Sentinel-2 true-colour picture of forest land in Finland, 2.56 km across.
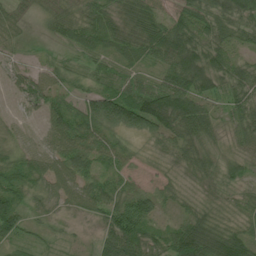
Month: July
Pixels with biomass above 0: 79%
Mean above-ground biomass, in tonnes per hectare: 47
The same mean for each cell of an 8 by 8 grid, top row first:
0 0 0 9 69 50 54 62
1 1 1 6 19 78 67 35
32 43 30 51 43 85 68 58
20 50 58 113 126 126 53 48
30 42 78 54 20 49 28 32
56 60 65 46 17 23 36 26
59 28 41 71 80 26 33 30
42 14 13 87 74 84 109 74
